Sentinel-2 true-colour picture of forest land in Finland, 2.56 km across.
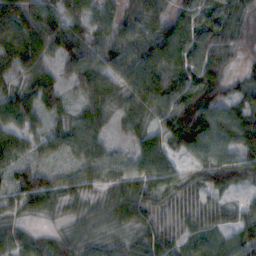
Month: October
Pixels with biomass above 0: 90%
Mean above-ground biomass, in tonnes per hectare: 57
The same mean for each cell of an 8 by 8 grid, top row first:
78 72 53 47 68 50 65 65
75 70 73 70 71 82 79 59
32 57 63 51 80 77 78 33
68 47 38 37 51 88 85 66
61 37 71 28 54 55 68 73
51 49 47 48 62 43 65 72
43 45 29 50 59 36 45 36
49 35 44 39 53 41 52 66
